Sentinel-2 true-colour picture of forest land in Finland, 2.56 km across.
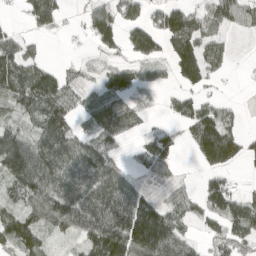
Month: April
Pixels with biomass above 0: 68%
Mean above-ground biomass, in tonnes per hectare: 69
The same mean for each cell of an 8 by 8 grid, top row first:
8 92 21 94 56 98 56 66
65 8 5 49 99 94 74 2
115 106 27 57 41 51 51 3
44 111 47 68 36 48 84 19
123 106 78 57 49 41 163 67
126 120 99 80 32 21 46 11
52 103 118 124 92 66 75 85
88 44 54 148 165 84 37 67
